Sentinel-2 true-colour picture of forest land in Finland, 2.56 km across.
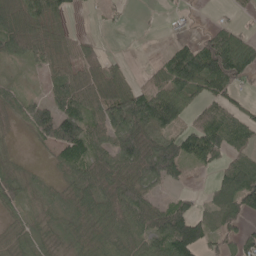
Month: May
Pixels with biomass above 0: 71%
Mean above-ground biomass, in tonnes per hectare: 59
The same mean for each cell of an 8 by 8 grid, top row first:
79 73 4 11 1 6 3 15
59 56 35 4 0 45 84 88
15 37 66 63 17 105 95 52
36 82 81 108 119 81 80 54
7 47 92 76 134 99 115 62
40 13 53 107 91 53 14 102
38 23 53 89 93 80 43 94
25 25 50 64 71 152 62 57
